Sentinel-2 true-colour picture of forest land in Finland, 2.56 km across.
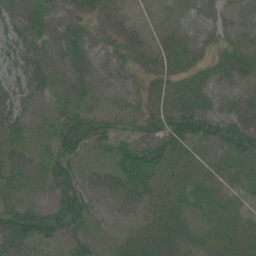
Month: July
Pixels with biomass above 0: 81%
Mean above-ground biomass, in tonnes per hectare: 30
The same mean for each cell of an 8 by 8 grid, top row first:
30 25 21 24 21 22 20 43
27 25 31 23 28 30 14 28
24 32 32 23 14 26 23 28
34 12 43 26 30 44 40 28
26 20 46 29 47 48 31 46
33 28 38 38 48 27 27 28
36 29 57 35 30 30 22 17
56 28 31 12 29 19 14 22
